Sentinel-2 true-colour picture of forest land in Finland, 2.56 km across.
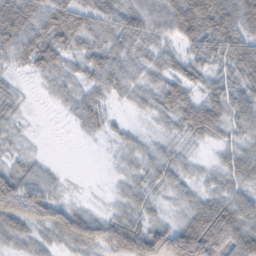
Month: February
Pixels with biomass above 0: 84%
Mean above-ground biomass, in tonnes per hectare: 41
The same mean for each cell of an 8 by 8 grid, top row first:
98 74 59 43 58 70 89 70
59 78 35 37 42 28 45 56
9 19 27 43 26 46 27 42
15 1 36 13 11 53 61 40
14 1 2 10 17 15 15 31
62 24 1 6 27 26 14 38
91 78 21 12 22 15 57 53
25 20 68 75 86 101 120 89
